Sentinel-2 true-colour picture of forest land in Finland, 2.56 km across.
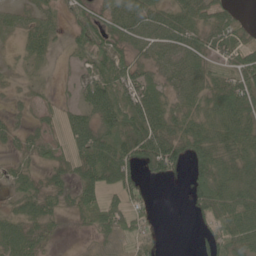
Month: June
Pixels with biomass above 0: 75%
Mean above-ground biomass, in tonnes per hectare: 43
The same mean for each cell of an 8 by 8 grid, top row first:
28 40 42 44 66 55 42 14
16 39 31 51 46 56 47 39
12 9 23 68 52 43 39 51
13 22 39 68 88 56 58 65
21 35 46 63 91 79 78 69
21 24 46 64 30 22 64 65
26 36 39 44 27 0 53 78
58 30 2 17 31 0 35 63
